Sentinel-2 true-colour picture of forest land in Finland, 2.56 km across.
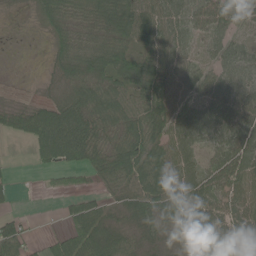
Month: June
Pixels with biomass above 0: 82%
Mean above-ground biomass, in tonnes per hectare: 59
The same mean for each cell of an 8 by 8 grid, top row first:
7 45 40 90 89 62 74 56
2 20 45 71 59 60 30 45
1 13 55 58 82 59 56 66
38 79 87 72 80 72 76 83
4 114 117 58 85 75 57 86
8 20 27 68 88 78 66 79
10 0 66 37 83 84 85 68
72 29 98 83 41 46 106 78
